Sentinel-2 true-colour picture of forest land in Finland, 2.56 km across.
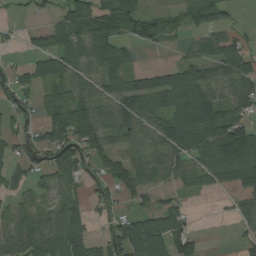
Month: August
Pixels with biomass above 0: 69%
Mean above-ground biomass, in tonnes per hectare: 73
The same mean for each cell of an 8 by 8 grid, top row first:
10 31 112 102 67 29 62 10
10 61 68 80 24 16 63 69
55 83 80 80 76 84 95 105
39 72 113 98 105 103 109 73
59 95 107 75 83 99 107 152
51 62 65 76 78 63 68 98
75 65 52 44 42 65 1 40
121 121 103 91 154 112 7 33
